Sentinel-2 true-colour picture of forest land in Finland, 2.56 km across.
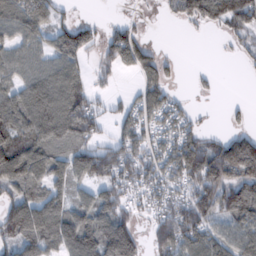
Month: February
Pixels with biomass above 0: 68%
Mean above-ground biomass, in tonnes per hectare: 71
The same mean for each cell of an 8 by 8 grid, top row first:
88 75 9 3 7 43 103 115
59 58 88 89 63 1 0 24
60 91 57 23 66 13 9 1
92 125 123 31 62 51 3 9
99 94 82 55 60 82 62 116
111 99 76 83 70 81 145 137
87 108 71 91 34 81 95 124
78 93 130 137 34 135 78 82
